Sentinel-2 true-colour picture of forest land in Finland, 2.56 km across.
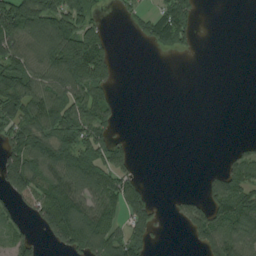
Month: August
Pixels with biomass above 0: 50%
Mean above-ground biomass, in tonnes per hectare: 60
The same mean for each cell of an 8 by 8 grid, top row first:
138 138 98 4 39 110 0 0
100 125 155 26 10 48 0 0
108 104 137 45 0 0 0 0
79 109 103 44 0 0 0 0
106 93 95 72 0 0 0 14
125 98 108 77 9 0 22 73
47 114 99 89 78 18 79 105
54 44 106 96 72 0 92 105
